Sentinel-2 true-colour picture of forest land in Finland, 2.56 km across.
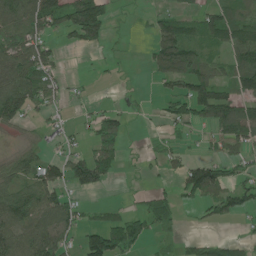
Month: June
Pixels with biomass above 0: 56%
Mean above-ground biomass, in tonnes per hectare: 63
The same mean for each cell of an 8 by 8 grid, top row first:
115 119 164 47 10 82 77 79
107 70 49 11 11 172 47 114
129 85 9 4 4 92 101 93
106 34 12 42 5 69 117 118
18 19 19 78 8 22 23 73
73 73 103 47 11 45 155 52
99 89 36 24 38 37 41 72
97 97 50 122 61 13 37 28
